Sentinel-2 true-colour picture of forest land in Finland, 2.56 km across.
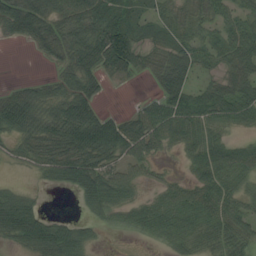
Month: August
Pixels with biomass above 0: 74%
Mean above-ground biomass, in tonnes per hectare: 49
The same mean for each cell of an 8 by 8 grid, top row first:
110 70 70 46 27 44 36 40
4 52 79 123 42 45 46 65
10 30 71 15 9 75 24 56
102 59 92 19 44 69 56 50
33 64 95 92 70 28 59 33
4 31 89 55 25 13 57 45
82 8 17 47 42 58 56 39
38 79 61 1 10 38 33 35
